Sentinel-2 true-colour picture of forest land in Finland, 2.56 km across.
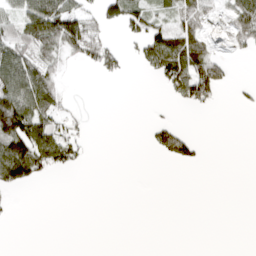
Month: April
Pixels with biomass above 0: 33%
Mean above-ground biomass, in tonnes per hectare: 37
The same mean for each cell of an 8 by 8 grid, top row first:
57 145 71 52 71 57 44 87
81 89 93 37 59 121 53 31
107 66 0 13 6 92 130 3
185 68 8 0 0 5 12 4
130 104 34 0 6 101 3 0
94 23 2 0 0 0 0 0
2 0 0 0 0 0 0 0
0 0 0 0 0 0 0 0
